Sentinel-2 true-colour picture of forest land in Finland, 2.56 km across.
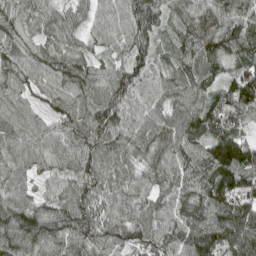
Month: April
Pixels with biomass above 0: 98%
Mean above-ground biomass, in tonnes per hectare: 86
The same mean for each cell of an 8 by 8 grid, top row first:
78 67 52 70 92 50 76 99
85 66 53 54 62 64 98 107
92 80 96 87 74 87 63 97
85 54 86 108 85 81 100 93
93 86 98 98 88 93 109 131
79 51 83 79 70 93 109 115
100 79 104 72 74 84 99 100
102 112 99 80 67 84 128 135
